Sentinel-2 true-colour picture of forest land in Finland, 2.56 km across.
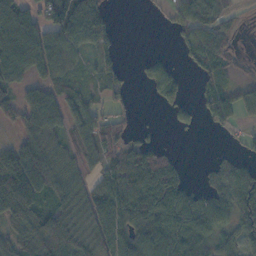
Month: November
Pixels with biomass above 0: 69%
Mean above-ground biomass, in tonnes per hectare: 67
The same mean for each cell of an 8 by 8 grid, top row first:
92 76 140 25 2 42 54 15
107 92 55 36 1 14 81 12
54 51 29 39 30 52 48 20
57 96 81 38 0 29 37 43
53 67 59 80 67 10 0 12
159 112 50 75 190 110 15 93
146 66 69 103 157 122 79 103
66 101 60 98 121 119 88 72
